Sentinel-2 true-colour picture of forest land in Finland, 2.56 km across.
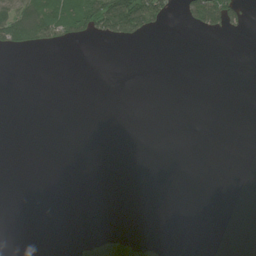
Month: June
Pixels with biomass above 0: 11%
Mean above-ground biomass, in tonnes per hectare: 17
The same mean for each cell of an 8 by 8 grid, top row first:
126 126 131 162 146 17 117 39
49 36 3 2 2 0 0 0
0 0 0 0 0 0 0 0
0 0 0 0 0 0 0 0
0 0 0 0 0 0 0 0
0 0 0 0 0 0 0 0
0 0 0 0 0 0 0 0
0 0 17 75 32 0 0 0
